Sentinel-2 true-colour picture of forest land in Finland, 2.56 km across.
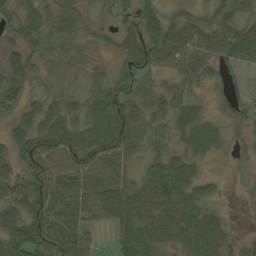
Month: September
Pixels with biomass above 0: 83%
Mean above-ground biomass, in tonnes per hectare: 40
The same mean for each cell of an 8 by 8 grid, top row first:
32 34 34 27 43 26 22 34
26 32 29 23 67 70 53 59
33 30 16 35 25 23 19 16
31 48 31 82 32 29 9 19
48 66 57 74 36 14 17 6
47 69 56 54 37 79 20 2
48 67 54 62 55 70 33 1
74 76 52 21 70 45 79 13
